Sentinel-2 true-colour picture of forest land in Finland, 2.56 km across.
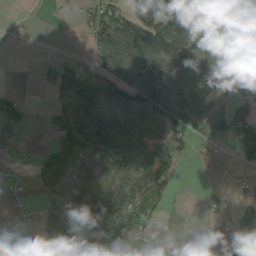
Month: September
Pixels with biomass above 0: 57%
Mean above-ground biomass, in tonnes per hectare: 55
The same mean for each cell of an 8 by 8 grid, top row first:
2 0 19 83 87 107 112 47
0 0 4 134 116 105 74 80
0 37 85 108 98 70 76 57
76 14 97 87 107 104 86 72
32 15 80 123 84 41 18 90
4 56 61 90 70 35 0 8
9 28 68 61 70 4 12 23
4 39 132 83 15 1 2 27
